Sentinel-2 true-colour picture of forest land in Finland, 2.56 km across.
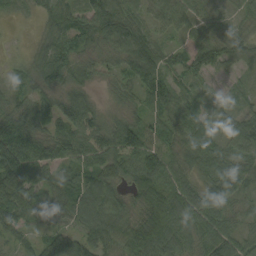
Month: September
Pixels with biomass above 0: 92%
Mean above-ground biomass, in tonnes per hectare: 58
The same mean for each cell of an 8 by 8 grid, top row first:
18 52 73 107 42 55 35 28
3 52 66 57 83 33 82 50
28 65 41 28 96 51 34 15
58 61 38 19 46 84 40 33
127 67 66 47 42 53 67 55
107 54 72 66 62 65 60 50
128 62 85 67 69 88 78 29
35 26 39 63 100 83 66 55
